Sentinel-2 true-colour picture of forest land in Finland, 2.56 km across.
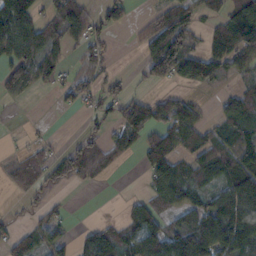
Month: November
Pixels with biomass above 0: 59%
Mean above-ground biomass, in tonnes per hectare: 58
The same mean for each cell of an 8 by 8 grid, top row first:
97 57 95 50 21 87 41 96
95 94 43 22 48 133 55 89
93 57 53 39 30 59 75 33
4 1 29 46 88 89 16 75
7 23 40 59 69 79 67 87
57 49 58 14 31 88 50 86
7 29 1 0 57 67 79 121
54 44 33 79 98 81 99 113
